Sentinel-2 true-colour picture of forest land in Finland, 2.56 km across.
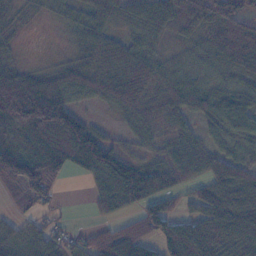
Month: November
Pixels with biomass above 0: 81%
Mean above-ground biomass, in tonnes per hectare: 64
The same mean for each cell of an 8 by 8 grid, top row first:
22 15 32 47 60 85 96 103
14 3 45 54 45 16 49 88
96 59 62 63 73 56 36 42
185 167 44 21 55 62 48 60
81 125 153 46 28 43 42 39
135 133 24 125 93 67 75 95
27 23 0 56 67 30 67 95
55 49 31 39 55 116 103 71
